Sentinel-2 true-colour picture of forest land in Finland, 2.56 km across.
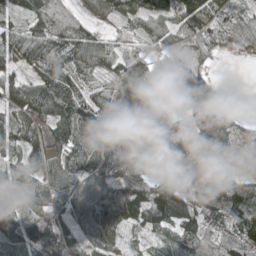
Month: May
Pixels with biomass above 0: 89%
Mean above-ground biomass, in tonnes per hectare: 91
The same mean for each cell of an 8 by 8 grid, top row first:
44 85 52 78 78 107 90 49
72 90 101 57 54 71 71 39
53 91 75 78 105 90 95 0
69 72 129 122 145 50 126 28
63 70 95 103 192 173 109 81
68 83 97 108 57 127 100 61
75 140 140 140 118 137 132 64
95 236 108 94 46 74 78 67
